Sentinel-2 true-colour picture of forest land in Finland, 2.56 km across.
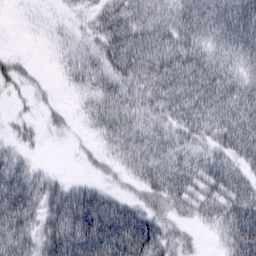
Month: February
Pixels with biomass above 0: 79%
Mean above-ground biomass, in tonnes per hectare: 47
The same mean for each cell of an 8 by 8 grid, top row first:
2 6 16 59 53 55 64 82
1 6 28 59 67 71 52 69
32 5 36 54 58 67 70 54
8 13 16 61 45 52 60 70
19 3 7 32 53 50 43 70
59 23 9 16 42 59 62 51
77 51 89 71 42 36 44 77
63 60 97 99 84 34 6 84
